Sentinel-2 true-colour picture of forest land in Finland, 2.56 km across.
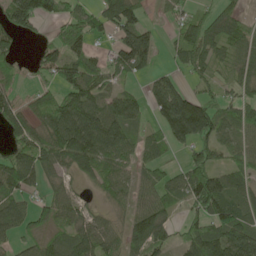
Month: May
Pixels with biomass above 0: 73%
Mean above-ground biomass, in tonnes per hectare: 73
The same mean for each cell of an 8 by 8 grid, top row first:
118 70 81 103 52 33 50 45
41 52 68 48 136 47 98 64
30 41 115 49 33 44 43 67
66 107 137 88 43 186 103 97
60 102 137 106 53 67 81 51
102 59 46 70 43 43 107 63
68 59 53 37 78 31 106 69
45 51 85 57 108 41 112 131
